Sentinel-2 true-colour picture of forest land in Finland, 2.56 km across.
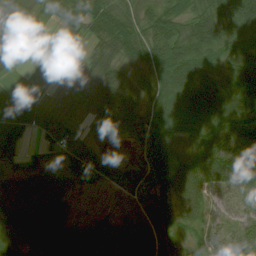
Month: July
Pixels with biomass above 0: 89%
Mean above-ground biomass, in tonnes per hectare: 54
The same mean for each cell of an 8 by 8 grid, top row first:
11 22 55 69 40 50 70 83
11 12 17 73 64 74 71 66
7 14 31 84 53 81 51 80
53 39 23 55 64 78 110 75
44 34 53 13 45 59 77 78
43 40 56 55 59 72 71 71
79 86 51 58 68 52 52 26
20 44 74 72 72 43 50 44
